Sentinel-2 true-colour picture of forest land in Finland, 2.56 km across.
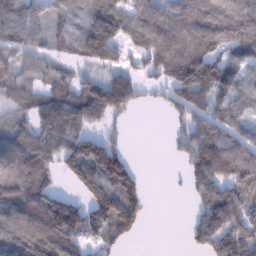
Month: January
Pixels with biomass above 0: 76%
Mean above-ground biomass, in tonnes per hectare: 111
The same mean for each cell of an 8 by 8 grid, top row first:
114 84 97 167 147 167 194 174
93 54 97 123 122 196 157 123
76 71 62 80 54 152 170 107
57 154 145 82 10 64 112 66
120 133 128 64 0 54 178 121
156 108 107 170 26 5 177 138
163 171 91 160 77 0 154 142
158 191 107 87 7 0 150 171
